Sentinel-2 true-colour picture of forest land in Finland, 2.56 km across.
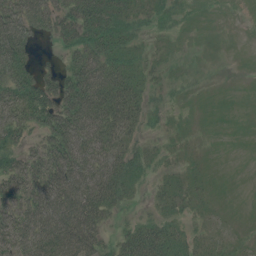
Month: July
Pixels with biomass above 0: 69%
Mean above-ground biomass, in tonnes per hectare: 32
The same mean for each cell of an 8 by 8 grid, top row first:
62 52 61 51 19 11 2 0
61 4 51 44 12 5 0 0
56 32 59 53 20 8 2 0
51 56 66 53 24 4 0 0
32 47 57 44 12 6 1 0
54 75 71 53 18 10 5 0
43 81 88 31 7 16 5 1
53 81 83 23 61 29 14 4
